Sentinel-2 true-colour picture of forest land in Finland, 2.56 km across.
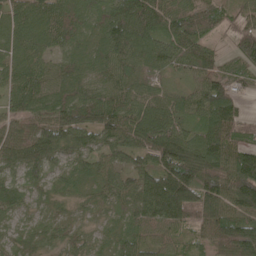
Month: May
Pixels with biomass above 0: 96%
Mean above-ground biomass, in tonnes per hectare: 92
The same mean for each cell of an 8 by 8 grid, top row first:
60 90 75 110 144 117 128 65
56 59 50 103 119 119 77 109
67 73 73 75 69 36 90 76
51 76 124 116 99 80 130 72
122 138 98 86 103 151 145 101
62 88 51 64 100 185 162 175
60 34 30 45 96 186 135 121
33 42 42 45 64 50 82 186
